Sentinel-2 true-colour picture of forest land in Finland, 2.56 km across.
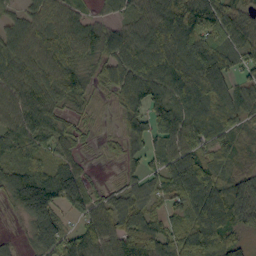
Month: September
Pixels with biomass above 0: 88%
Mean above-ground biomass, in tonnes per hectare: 73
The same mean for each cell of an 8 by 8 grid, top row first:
37 75 47 28 68 111 121 63
78 89 68 85 102 107 118 74
76 76 48 65 125 107 129 50
88 66 22 16 106 127 115 76
76 51 31 15 69 97 85 42
67 62 31 3 65 90 98 57
16 52 47 67 81 44 120 116
13 91 82 79 110 89 125 43
